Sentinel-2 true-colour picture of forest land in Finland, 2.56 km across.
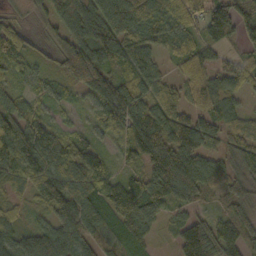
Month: October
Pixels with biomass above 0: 91%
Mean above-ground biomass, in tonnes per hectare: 83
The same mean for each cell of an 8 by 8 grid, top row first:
24 55 112 118 109 77 113 110
90 40 119 96 94 63 62 55
40 40 91 121 79 41 72 67
99 43 24 132 111 82 73 47
146 120 78 45 155 122 65 74
86 134 133 59 75 165 89 64
41 89 137 98 111 59 29 77
78 93 105 69 55 16 87 82
